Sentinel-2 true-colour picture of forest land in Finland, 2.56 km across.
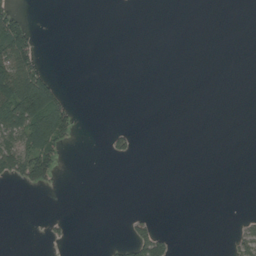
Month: August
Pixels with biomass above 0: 13%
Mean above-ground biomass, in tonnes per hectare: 16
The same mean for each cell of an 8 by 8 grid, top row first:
41 0 0 0 0 0 0 0
112 0 0 0 0 0 0 0
117 52 0 0 0 0 0 0
120 151 8 0 0 0 0 0
87 90 5 15 0 0 0 0
55 59 0 0 0 0 0 0
0 0 0 0 1 0 0 0
0 7 0 3 71 10 0 26
